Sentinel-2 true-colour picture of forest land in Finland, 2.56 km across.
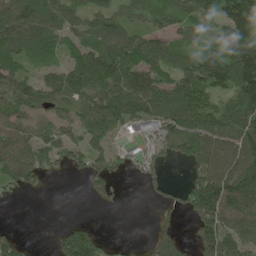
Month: May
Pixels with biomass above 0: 72%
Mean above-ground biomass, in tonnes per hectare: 86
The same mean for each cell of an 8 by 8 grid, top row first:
132 165 81 86 62 82 84 176
110 87 84 114 105 69 96 146
93 73 133 112 97 83 139 136
88 65 82 122 101 110 108 135
109 85 79 50 45 90 123 118
98 34 37 59 42 1 125 137
3 0 0 12 1 47 181 122
54 3 152 23 16 69 140 114
